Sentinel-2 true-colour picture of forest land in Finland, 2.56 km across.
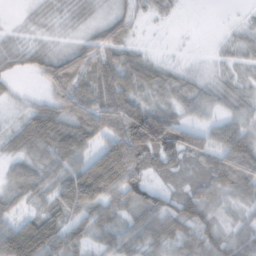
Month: February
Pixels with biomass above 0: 81%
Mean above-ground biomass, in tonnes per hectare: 50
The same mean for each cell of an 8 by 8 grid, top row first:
2 14 13 40 14 9 0 4
25 21 57 79 20 10 7 25
12 68 70 91 58 33 16 22
9 65 80 112 91 31 23 29
36 71 71 98 133 77 56 81
39 41 108 144 54 24 60 94
27 32 69 60 62 49 38 24
112 87 47 42 47 54 50 32
